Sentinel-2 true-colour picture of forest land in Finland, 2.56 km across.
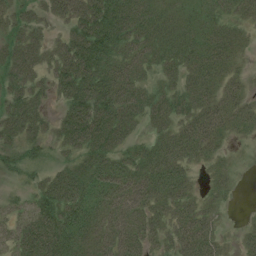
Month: July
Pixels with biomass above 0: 86%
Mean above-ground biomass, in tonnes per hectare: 48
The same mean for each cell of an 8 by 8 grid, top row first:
38 38 75 91 53 30 32 26
57 47 89 73 49 45 46 24
54 41 95 79 34 37 41 20
60 28 81 82 55 55 48 36
43 36 65 67 38 58 41 7
18 39 67 71 64 46 14 6
23 69 72 53 54 39 25 1
52 89 57 59 44 37 42 16
